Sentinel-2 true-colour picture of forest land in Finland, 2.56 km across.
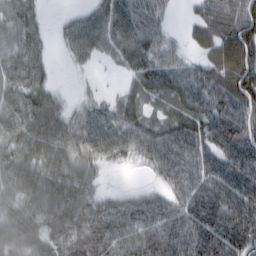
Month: February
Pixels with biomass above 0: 86%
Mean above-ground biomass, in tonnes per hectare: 63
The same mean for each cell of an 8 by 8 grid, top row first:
74 10 30 67 63 8 68 101
77 27 51 46 68 24 50 106
78 36 4 3 57 69 76 96
75 79 32 36 33 48 68 91
68 96 69 63 58 74 65 100
73 81 78 3 6 59 64 93
61 96 85 51 59 60 85 93
71 72 95 73 75 85 100 91
